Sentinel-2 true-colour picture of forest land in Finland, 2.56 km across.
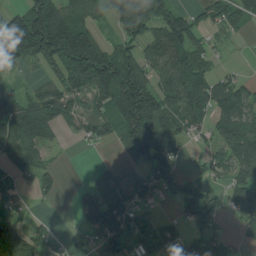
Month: July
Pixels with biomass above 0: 71%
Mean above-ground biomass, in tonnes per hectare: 91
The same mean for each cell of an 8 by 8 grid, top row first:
92 211 101 78 154 101 73 76
178 196 243 82 81 139 66 3
27 54 145 204 121 138 108 45
124 126 56 136 226 125 110 138
117 64 16 41 143 73 48 149
43 46 1 57 54 71 46 88
16 4 67 118 38 29 123 86
104 45 25 99 81 39 83 28
